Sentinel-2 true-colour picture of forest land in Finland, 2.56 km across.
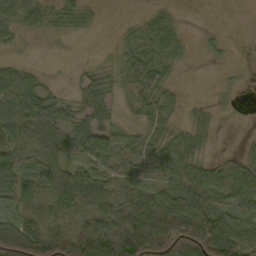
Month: October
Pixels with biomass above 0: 70%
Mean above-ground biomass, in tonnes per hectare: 49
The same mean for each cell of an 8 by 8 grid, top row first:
43 35 32 0 17 16 0 0
13 2 1 11 39 30 6 0
53 10 19 32 49 12 0 3
73 71 41 24 34 16 14 4
68 75 61 58 30 39 17 5
61 65 60 51 33 42 52 54
35 56 66 82 105 105 85 53
114 101 127 147 175 157 143 84
